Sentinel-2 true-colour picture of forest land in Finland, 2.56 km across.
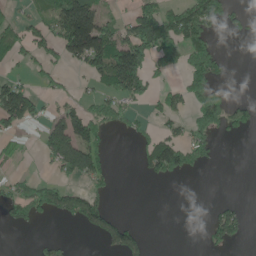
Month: May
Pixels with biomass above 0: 37%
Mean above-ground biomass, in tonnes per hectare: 59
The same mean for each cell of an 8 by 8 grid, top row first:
29 67 216 38 113 97 138 22
82 68 182 150 117 125 96 0
37 31 12 118 79 18 124 0
132 29 66 67 22 54 140 60
26 94 150 18 55 100 64 3
23 16 74 27 23 51 3 0
73 73 94 31 0 0 11 34
0 17 0 75 34 0 34 29
